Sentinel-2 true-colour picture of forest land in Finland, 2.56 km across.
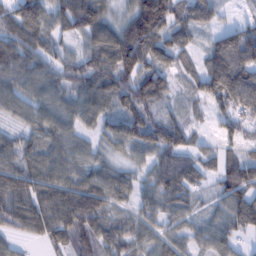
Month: February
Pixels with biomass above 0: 89%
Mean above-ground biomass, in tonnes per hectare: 81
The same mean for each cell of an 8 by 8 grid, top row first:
110 96 151 58 182 102 72 16
100 71 43 142 141 78 58 146
74 80 73 119 124 44 115 155
53 73 74 75 105 45 49 98
65 73 51 57 87 103 25 50
105 86 74 69 45 137 50 36
109 104 146 62 58 71 34 97
42 63 92 78 55 49 60 46
